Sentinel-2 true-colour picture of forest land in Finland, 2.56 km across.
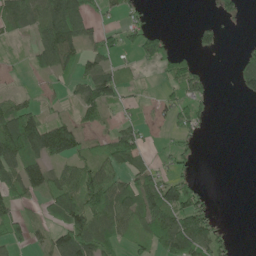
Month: June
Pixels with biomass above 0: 52%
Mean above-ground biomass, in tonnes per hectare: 49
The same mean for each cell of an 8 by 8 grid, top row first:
75 101 109 18 25 0 5 19
8 97 71 42 66 26 24 13
6 16 56 74 8 51 29 57
88 25 39 18 10 68 24 0
115 138 56 66 39 28 2 0
74 68 68 57 47 55 1 0
58 44 96 78 85 119 48 0
54 40 112 50 38 115 92 3
